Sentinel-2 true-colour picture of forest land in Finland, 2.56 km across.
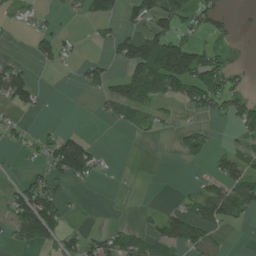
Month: July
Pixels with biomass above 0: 41%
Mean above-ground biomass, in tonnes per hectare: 46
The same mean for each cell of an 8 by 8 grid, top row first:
24 16 26 42 74 81 60 7
9 55 11 33 110 128 51 3
108 3 30 48 120 153 110 25
40 4 0 38 51 24 53 74
29 49 71 0 4 29 44 41
8 61 63 6 0 0 34 92
99 129 6 0 8 25 107 71
40 55 48 56 44 87 51 0
